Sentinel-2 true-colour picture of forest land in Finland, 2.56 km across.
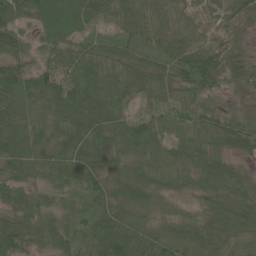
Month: June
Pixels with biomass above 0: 98%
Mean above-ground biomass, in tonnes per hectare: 57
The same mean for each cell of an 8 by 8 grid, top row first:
54 101 104 73 81 72 47 57
48 62 56 52 49 72 73 41
68 69 85 65 77 65 65 46
49 50 86 69 62 59 61 27
58 43 68 68 67 60 61 51
49 38 55 45 55 69 63 36
49 35 41 49 43 26 37 47
71 47 48 69 47 48 46 33
